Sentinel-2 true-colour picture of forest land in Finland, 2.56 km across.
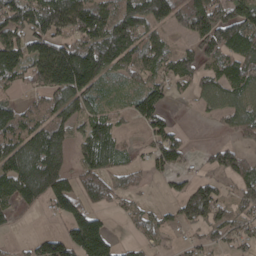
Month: April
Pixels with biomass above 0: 71%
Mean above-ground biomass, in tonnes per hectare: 112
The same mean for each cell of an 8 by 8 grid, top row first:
136 188 201 154 161 114 201 166
138 113 167 193 157 61 130 167
81 172 206 54 99 101 90 169
96 130 109 66 137 16 38 130
162 233 82 117 38 130 24 68
185 212 92 86 41 60 56 125
77 65 112 40 45 67 179 109
17 107 185 69 55 24 72 91
